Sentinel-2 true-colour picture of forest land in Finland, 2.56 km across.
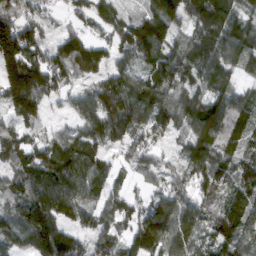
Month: March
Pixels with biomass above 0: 90%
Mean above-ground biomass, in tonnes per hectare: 102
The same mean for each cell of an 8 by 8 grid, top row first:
115 50 54 76 86 102 158 97
179 83 128 65 147 99 123 125
186 126 73 95 107 119 114 57
119 45 79 170 129 123 127 101
91 81 104 99 83 37 123 83
108 138 128 66 68 64 115 92
106 158 95 79 73 98 68 125
96 157 50 87 140 99 59 134
